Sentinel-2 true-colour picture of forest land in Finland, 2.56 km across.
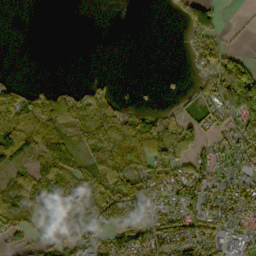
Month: October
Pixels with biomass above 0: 59%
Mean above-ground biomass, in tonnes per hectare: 66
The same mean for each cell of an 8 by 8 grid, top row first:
0 0 0 0 0 21 94 6
0 0 0 0 0 1 100 19
19 4 5 14 1 4 85 224
95 94 106 94 55 32 53 166
148 88 62 162 157 93 30 87
54 105 85 112 99 87 65 63
82 84 104 172 131 98 83 83
44 50 85 85 111 105 88 53
